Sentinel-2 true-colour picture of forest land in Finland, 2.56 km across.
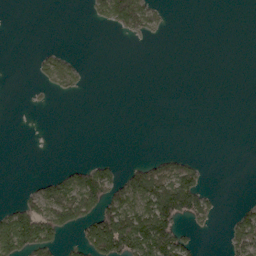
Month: May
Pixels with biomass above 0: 24%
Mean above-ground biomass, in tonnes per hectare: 26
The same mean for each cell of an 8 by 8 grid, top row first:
0 0 1 56 62 0 0 0
0 9 0 0 1 0 0 0
0 32 21 0 0 0 0 0
0 2 0 0 0 0 0 0
0 0 0 0 0 0 0 0
0 19 56 43 66 103 17 0
46 94 93 76 97 105 55 23
110 62 32 105 98 79 1 93
